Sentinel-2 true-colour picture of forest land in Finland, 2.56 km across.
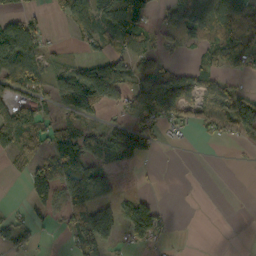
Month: October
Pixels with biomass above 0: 51%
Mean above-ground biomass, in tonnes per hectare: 56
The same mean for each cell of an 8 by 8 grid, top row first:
50 21 71 132 103 94 109 99
104 22 19 38 55 24 56 66
92 59 120 158 64 74 65 21
102 38 33 29 88 76 73 125
77 52 43 72 56 7 8 19
13 115 117 48 2 0 0 0
10 71 110 83 85 2 0 0
61 4 108 68 73 4 0 0
